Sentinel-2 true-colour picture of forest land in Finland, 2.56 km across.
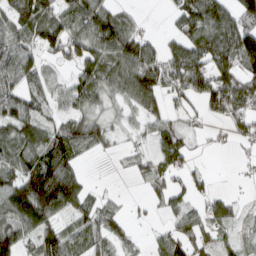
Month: March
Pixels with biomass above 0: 72%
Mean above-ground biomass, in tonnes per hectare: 63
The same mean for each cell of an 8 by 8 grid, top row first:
81 80 93 88 10 53 121 99
68 70 75 94 81 66 99 126
68 40 70 71 122 80 97 97
78 39 55 30 66 26 42 75
74 94 78 25 24 88 10 16
89 133 53 3 32 37 23 6
118 112 65 33 11 48 47 19
87 73 57 52 16 83 40 44
